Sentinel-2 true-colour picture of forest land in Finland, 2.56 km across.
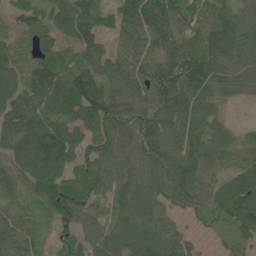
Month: June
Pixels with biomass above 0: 94%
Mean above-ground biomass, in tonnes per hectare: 93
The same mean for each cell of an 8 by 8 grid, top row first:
49 74 101 65 141 126 91 83
82 64 83 55 87 110 105 98
89 121 127 91 99 121 88 67
110 97 110 130 111 120 72 7
104 149 106 115 115 93 94 75
80 125 82 103 110 130 60 89
69 71 125 67 99 84 110 122
90 40 99 95 109 78 26 55
